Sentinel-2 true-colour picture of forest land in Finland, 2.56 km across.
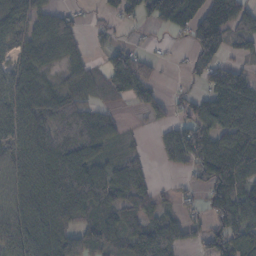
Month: November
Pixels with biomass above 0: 75%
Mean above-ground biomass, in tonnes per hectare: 82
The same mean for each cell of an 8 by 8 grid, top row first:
93 84 18 36 58 107 134 100
83 100 44 44 19 11 132 42
91 43 66 106 90 6 66 86
107 105 94 28 45 32 102 139
84 124 134 46 11 109 112 111
73 103 134 69 63 12 110 119
78 100 130 90 78 33 65 117
101 107 120 75 161 84 99 102
